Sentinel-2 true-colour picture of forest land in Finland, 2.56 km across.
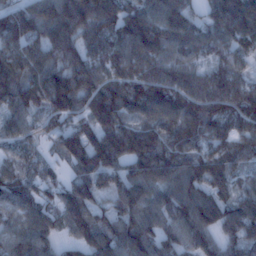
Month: January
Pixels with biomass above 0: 93%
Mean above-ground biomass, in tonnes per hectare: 98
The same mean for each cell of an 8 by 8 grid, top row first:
119 111 152 133 106 100 72 131
91 91 95 89 121 85 65 77
119 129 131 96 119 97 82 70
104 103 93 156 110 118 126 111
70 40 135 137 141 98 86 88
82 48 74 92 113 102 109 56
74 62 99 61 93 98 123 90
79 71 68 104 114 84 72 91
